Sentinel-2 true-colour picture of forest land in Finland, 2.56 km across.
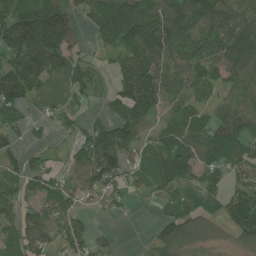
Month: July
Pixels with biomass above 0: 76%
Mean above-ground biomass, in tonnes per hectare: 89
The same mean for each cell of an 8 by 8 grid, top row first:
154 211 53 211 132 144 136 106
174 208 40 68 138 120 94 173
171 87 69 42 151 104 77 118
69 39 33 43 104 70 59 129
45 34 68 120 39 121 124 118
78 78 74 115 60 101 76 69
58 73 43 27 1 34 13 157
69 100 71 17 4 87 19 46
